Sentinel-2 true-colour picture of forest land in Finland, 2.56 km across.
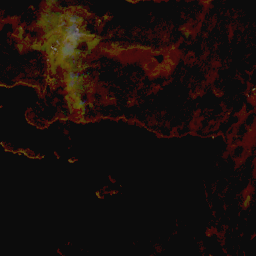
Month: November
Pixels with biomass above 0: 51%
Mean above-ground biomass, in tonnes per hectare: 57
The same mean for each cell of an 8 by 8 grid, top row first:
104 99 64 58 108 76 75 100
109 61 86 108 78 89 80 104
98 92 105 156 125 105 51 66
11 134 73 109 128 114 58 69
10 6 1 0 12 34 31 36
0 0 0 7 0 0 61 69
0 0 0 3 0 4 45 77
0 3 40 45 57 128 32 88
